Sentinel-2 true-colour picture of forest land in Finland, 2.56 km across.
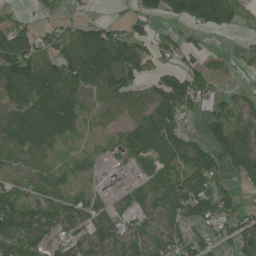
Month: July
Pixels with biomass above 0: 75%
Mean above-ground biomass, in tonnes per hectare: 76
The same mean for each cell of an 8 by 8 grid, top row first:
33 25 24 7 53 65 124 45
164 81 151 134 60 60 30 24
162 119 127 122 70 85 80 17
86 108 50 63 97 112 52 77
77 58 9 23 106 101 77 109
49 57 21 63 69 106 102 48
98 82 69 57 82 103 91 55
110 85 75 90 91 78 48 89
